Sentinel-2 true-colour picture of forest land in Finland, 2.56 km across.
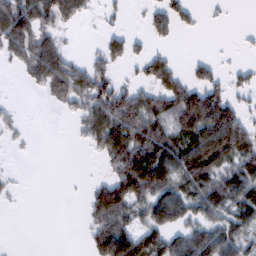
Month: February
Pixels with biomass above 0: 54%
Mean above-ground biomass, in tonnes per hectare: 55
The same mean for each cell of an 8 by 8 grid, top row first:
120 86 47 14 19 59 7 0
78 105 2 47 22 10 1 7
5 98 75 54 34 49 51 26
11 3 42 111 95 99 161 55
9 0 11 99 97 84 120 92
7 0 1 66 146 88 96 87
2 0 7 130 62 120 78 77
0 0 3 152 78 68 87 71
